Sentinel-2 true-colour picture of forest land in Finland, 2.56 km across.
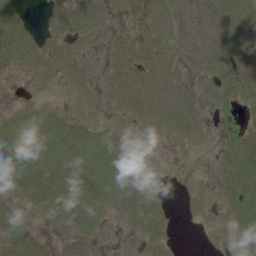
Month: June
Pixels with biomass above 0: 64%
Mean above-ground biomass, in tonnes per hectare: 33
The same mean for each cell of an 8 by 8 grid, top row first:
35 20 47 17 47 67 82 69
53 33 18 34 44 43 79 76
3 10 18 39 63 50 36 85
17 25 7 9 25 62 27 27
54 49 55 35 1 9 3 47
44 54 58 40 6 0 3 63
25 39 57 20 28 1 5 40
44 12 24 0 16 4 1 15
